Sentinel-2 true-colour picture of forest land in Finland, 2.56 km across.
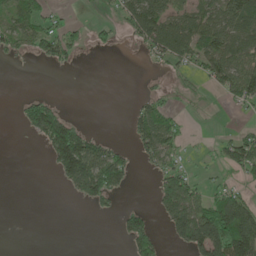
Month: May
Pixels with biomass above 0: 40%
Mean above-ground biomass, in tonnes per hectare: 40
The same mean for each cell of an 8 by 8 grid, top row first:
47 34 2 10 97 50 61 86
35 54 32 15 35 87 73 71
0 0 0 0 5 13 40 90
15 85 0 0 45 22 2 10
0 67 111 25 50 39 4 68
0 3 118 109 4 59 11 22
0 0 7 20 20 95 81 93
0 0 0 2 78 37 148 148
